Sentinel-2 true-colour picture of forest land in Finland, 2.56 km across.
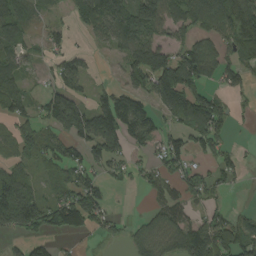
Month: August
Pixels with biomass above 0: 64%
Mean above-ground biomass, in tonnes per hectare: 83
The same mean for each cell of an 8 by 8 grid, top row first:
110 26 70 154 144 91 112 161
90 48 15 54 154 82 81 94
101 35 71 11 104 198 79 74
88 97 127 143 101 131 164 16
82 70 79 103 70 74 87 11
104 35 67 43 48 62 60 32
214 112 160 31 13 83 54 9
33 52 17 26 78 110 147 109
